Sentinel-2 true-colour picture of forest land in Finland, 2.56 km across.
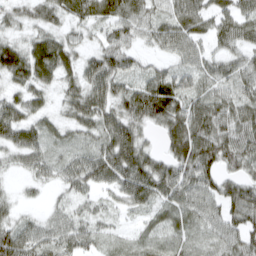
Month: March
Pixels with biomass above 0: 88%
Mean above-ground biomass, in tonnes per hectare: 51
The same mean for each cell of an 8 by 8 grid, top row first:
34 44 50 61 56 59 56 59
56 78 36 57 27 53 35 51
42 43 53 69 46 56 45 52
51 29 54 56 87 73 78 65
51 35 28 71 48 69 87 74
14 27 55 59 83 70 58 54
24 19 26 20 34 57 48 74
80 52 47 21 30 33 28 60
